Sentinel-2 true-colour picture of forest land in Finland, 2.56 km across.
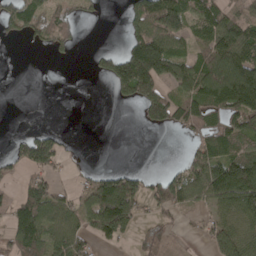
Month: April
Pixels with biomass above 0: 54%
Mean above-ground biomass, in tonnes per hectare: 75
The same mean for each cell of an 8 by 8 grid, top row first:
111 77 40 0 108 135 96 91
1 49 18 13 176 80 114 151
0 0 0 99 197 110 180 207
0 0 0 0 77 95 94 133
36 98 2 0 0 0 90 85
28 60 23 84 54 65 136 176
86 116 72 212 51 77 51 110
123 100 82 77 58 25 51 98
